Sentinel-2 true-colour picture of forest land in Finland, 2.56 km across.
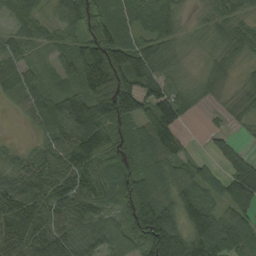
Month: August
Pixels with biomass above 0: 89%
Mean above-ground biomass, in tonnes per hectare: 80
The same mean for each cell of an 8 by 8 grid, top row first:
41 30 77 89 83 58 38 59
50 33 81 161 91 40 23 69
67 34 100 190 121 33 46 23
17 81 143 150 95 114 11 32
12 65 107 84 98 75 20 35
72 77 86 55 110 87 57 126
88 77 71 56 181 115 107 95
67 89 63 99 139 180 132 104
